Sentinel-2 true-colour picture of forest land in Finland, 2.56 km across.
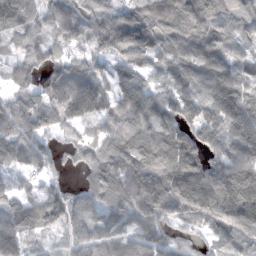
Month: November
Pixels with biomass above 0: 88%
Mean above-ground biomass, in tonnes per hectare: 98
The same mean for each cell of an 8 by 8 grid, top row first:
104 60 70 70 94 136 99 75
58 73 55 86 120 93 113 55
69 78 125 81 67 72 109 113
104 102 88 73 108 93 88 137
111 44 72 84 125 161 91 126
41 39 29 145 169 186 147 180
79 112 65 107 154 129 154 199
111 28 66 96 87 60 59 122
